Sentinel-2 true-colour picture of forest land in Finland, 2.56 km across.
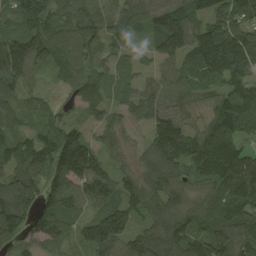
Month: August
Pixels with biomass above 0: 91%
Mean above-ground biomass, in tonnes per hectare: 87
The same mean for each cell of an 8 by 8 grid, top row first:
87 86 83 63 55 106 76 86
116 79 66 44 30 98 168 161
85 15 55 32 32 62 98 90
54 50 33 43 52 71 64 139
88 112 136 45 44 154 141 95
102 103 133 85 77 78 108 149
153 86 59 102 77 80 80 135
61 87 61 107 91 119 130 104
